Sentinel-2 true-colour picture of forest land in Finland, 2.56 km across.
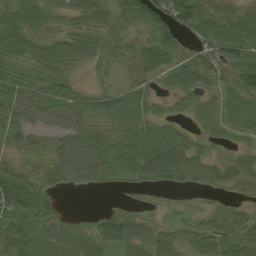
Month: September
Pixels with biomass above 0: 86%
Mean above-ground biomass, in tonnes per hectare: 58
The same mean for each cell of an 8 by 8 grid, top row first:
68 55 59 65 82 86 89 66
87 78 76 59 61 61 60 103
87 83 23 21 42 49 52 77
73 62 74 66 51 31 36 50
58 39 72 72 69 59 36 21
70 55 46 34 56 64 48 35
88 66 4 29 30 19 31 32
102 51 68 86 76 50 67 73
